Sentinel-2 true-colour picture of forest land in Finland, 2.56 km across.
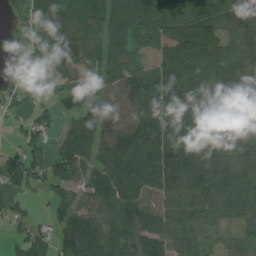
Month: August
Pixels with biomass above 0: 87%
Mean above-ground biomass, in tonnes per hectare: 87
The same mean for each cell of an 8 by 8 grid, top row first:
30 87 95 114 86 91 93 85
29 90 103 81 56 146 132 101
47 51 44 68 113 194 120 136
32 23 87 81 112 134 102 103
28 47 109 123 131 137 98 75
88 84 72 121 128 164 143 100
29 28 77 79 85 77 80 72
33 40 128 101 106 66 37 28
